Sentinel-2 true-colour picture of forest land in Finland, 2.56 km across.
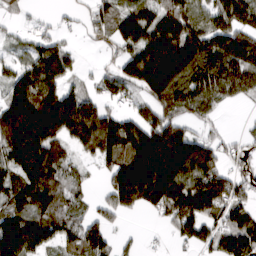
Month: March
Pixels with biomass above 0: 76%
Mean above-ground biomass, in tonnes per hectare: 118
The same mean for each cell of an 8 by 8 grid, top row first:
29 9 26 81 122 181 106 133
32 102 21 44 196 267 177 172
108 182 40 81 200 198 135 131
230 210 184 71 92 98 62 4
252 192 112 191 202 216 79 37
121 147 35 107 221 184 138 52
129 141 53 87 82 136 126 86
166 104 127 54 9 35 59 123
